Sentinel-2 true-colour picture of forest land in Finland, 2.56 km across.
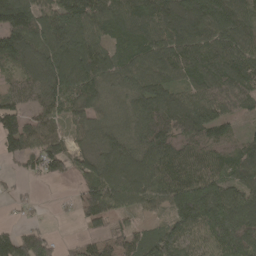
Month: April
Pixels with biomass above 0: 87%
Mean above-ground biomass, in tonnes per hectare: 117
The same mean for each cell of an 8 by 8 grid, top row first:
184 146 174 128 152 183 179 158
160 174 180 95 149 161 151 154
76 152 193 108 123 98 118 125
92 106 114 65 122 154 115 61
111 115 56 94 129 118 92 64
23 68 75 124 136 149 129 120
16 4 70 138 62 113 180 191
110 70 37 60 69 122 127 174
